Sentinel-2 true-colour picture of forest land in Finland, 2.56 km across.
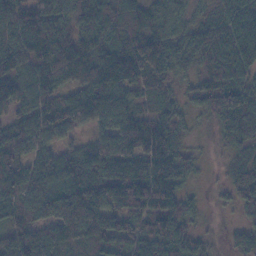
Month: November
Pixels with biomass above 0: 91%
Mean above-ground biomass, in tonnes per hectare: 87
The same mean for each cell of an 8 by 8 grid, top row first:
106 123 86 88 58 49 35 82
99 127 101 101 131 69 87 92
101 92 98 129 80 36 47 63
86 118 117 104 47 52 46 128
99 67 50 105 128 67 5 69
102 96 126 141 141 98 7 67
69 129 205 106 83 84 13 50
110 105 86 90 99 115 30 55
